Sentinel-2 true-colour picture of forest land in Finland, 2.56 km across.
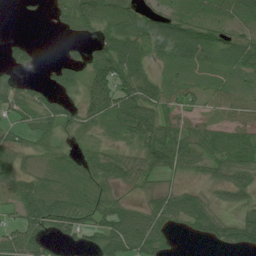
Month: July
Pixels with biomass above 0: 74%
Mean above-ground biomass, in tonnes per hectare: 47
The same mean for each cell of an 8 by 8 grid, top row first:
2 10 71 58 52 52 46 46
31 0 14 80 65 86 71 64
23 18 47 103 64 34 22 33
35 51 45 78 99 43 23 47
35 28 24 19 75 87 66 76
37 30 51 54 39 27 26 47
35 62 66 61 39 71 43 32
57 37 28 71 81 14 31 55
